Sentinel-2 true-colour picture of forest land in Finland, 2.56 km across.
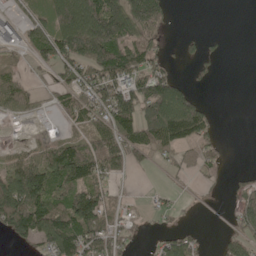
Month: May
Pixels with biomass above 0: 56%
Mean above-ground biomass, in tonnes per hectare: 73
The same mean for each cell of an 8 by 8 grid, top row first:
41 77 200 197 156 8 0 0
51 114 198 168 89 7 19 0
43 19 83 127 126 60 14 0
50 14 78 134 133 184 45 0
18 61 60 95 90 84 49 0
142 150 119 66 4 16 21 15
208 138 171 53 14 21 5 82
62 125 131 82 14 64 7 68
